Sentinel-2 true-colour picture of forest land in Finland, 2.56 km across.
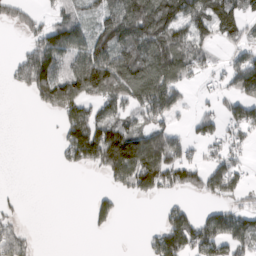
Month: March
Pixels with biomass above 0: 55%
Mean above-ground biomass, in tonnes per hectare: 72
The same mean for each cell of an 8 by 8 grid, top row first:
45 27 48 86 188 126 108 63
13 157 111 118 126 151 44 56
46 148 168 174 140 113 17 110
0 51 114 90 95 80 27 76
0 0 166 160 146 89 45 34
0 0 5 70 157 85 86 54
13 0 0 49 0 41 32 45
77 0 0 2 22 129 122 93
